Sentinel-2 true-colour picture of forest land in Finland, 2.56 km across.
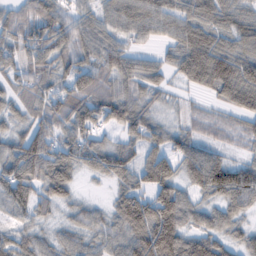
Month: February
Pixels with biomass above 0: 90%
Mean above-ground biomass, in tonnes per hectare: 63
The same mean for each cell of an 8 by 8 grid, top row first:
61 90 50 60 78 61 62 56
63 81 70 62 23 53 86 63
50 60 74 63 59 27 83 103
47 74 83 79 60 26 28 53
63 85 65 48 68 50 47 27
81 85 30 60 64 59 85 53
44 40 35 52 108 115 47 50
64 38 52 60 125 115 74 46
